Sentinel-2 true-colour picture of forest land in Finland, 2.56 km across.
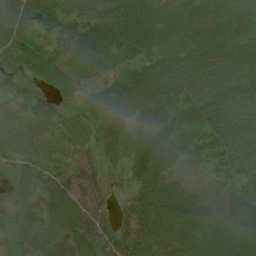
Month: July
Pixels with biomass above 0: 95%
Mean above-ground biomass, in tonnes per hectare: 70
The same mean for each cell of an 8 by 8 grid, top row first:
71 60 67 112 81 57 62 60
71 50 79 68 66 61 90 71
37 45 54 50 79 87 135 104
51 62 51 75 63 61 98 146
70 61 60 68 95 67 69 134
45 56 66 20 88 81 59 73
31 65 66 25 74 106 97 110
39 69 51 56 63 66 54 53
